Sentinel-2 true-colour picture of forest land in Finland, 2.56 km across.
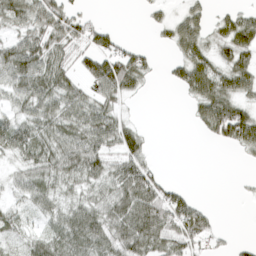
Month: April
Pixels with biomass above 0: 68%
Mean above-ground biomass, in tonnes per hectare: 46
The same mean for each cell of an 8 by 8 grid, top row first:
58 74 36 0 10 25 29 44
68 64 48 49 19 40 45 69
71 76 39 100 36 30 75 59
36 60 66 48 1 0 72 69
65 54 75 60 41 0 10 53
25 51 55 56 73 2 0 4
21 37 50 62 86 79 19 0
22 47 69 69 86 78 44 9
